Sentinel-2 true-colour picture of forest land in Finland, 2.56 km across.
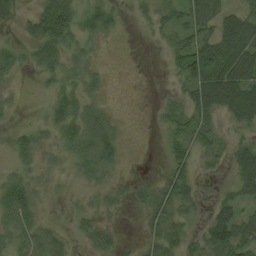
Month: August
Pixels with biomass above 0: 64%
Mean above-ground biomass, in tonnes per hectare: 35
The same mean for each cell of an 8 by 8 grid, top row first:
29 62 47 35 19 49 48 59
26 74 35 3 1 49 56 85
13 25 32 4 1 21 88 94
9 25 45 14 0 26 54 80
23 25 50 48 0 40 35 30
28 16 25 24 5 44 16 46
65 10 15 18 24 45 21 35
39 45 17 31 19 44 62 59
